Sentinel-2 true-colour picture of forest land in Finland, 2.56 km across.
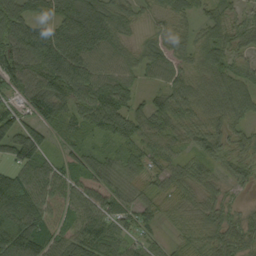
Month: September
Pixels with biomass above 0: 90%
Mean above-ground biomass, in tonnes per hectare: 70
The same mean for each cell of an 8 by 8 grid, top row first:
119 75 132 77 26 49 48 37
113 124 110 73 50 52 74 46
92 111 103 86 33 58 60 58
64 91 70 86 58 75 58 47
90 27 45 55 56 48 83 47
83 69 48 49 43 56 52 49
180 67 60 65 49 45 55 23
185 113 88 76 39 34 70 65
